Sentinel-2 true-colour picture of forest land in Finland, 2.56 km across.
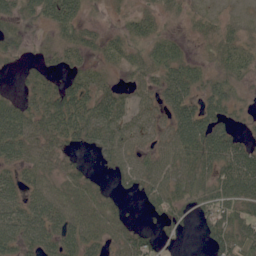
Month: June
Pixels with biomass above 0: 76%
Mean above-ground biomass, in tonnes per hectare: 42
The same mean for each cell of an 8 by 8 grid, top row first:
36 43 35 8 31 13 15 8
28 21 47 34 43 36 13 37
6 36 39 16 33 58 33 21
53 70 70 65 39 50 52 17
73 46 38 62 32 68 88 41
33 39 34 24 61 59 50 84
47 68 50 33 23 44 65 54
52 53 71 40 45 13 44 65
